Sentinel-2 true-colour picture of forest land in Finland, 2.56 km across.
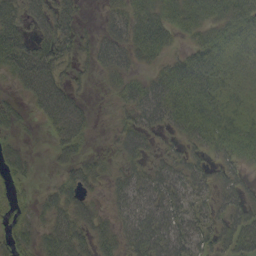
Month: September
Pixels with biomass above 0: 76%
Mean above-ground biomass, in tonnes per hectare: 43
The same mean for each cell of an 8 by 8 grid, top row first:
53 55 26 26 49 51 49 53
72 58 28 50 54 21 57 40
41 79 18 25 32 70 69 29
25 62 48 9 53 60 59 38
16 12 39 16 47 22 53 52
27 6 41 28 52 51 38 30
22 38 54 24 56 52 31 50
36 54 59 47 80 67 39 72
